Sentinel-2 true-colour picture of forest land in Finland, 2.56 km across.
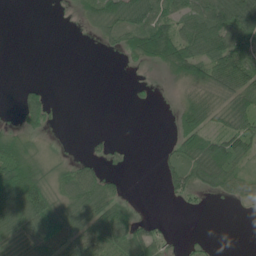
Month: June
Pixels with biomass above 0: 53%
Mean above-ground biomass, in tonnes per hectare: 42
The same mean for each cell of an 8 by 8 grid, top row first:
0 0 19 74 80 68 87 109
0 0 0 20 96 101 78 86
2 3 0 0 8 28 73 85
17 52 0 0 2 24 62 69
55 13 1 10 0 34 68 73
131 56 75 20 3 54 61 46
126 93 67 68 3 4 3 5
68 93 72 76 68 4 6 0
